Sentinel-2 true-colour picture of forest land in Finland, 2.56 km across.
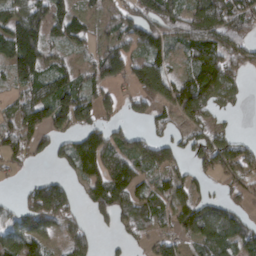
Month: March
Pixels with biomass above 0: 70%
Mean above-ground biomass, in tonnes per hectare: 80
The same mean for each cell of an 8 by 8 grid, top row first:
102 126 52 48 128 99 108 93
177 87 38 95 89 52 119 76
73 84 64 90 145 73 116 54
67 131 118 43 52 74 82 12
90 64 103 95 100 75 118 61
17 36 60 118 53 54 47 74
52 210 48 116 65 63 77 47
96 58 78 13 36 72 79 66
